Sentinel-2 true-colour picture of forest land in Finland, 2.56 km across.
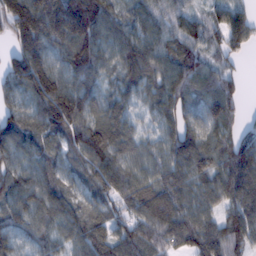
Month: February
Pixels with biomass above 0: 93%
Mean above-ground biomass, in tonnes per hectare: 99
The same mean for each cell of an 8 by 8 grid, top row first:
153 175 165 91 82 88 55 84
85 125 150 89 120 82 66 67
110 146 91 52 103 103 90 34
83 141 127 88 49 106 108 52
103 77 114 134 68 115 90 92
92 93 77 123 84 113 105 154
94 121 81 67 110 128 84 117
67 76 91 101 94 105 139 95
